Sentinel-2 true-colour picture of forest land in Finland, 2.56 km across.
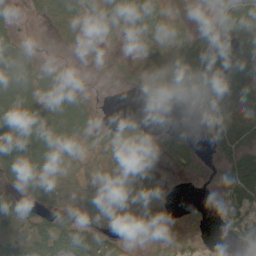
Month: June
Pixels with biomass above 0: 72%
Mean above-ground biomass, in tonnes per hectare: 35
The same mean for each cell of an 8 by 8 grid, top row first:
10 36 43 33 68 16 16 67
37 1 11 9 25 38 45 47
69 39 6 7 23 36 76 82
72 53 56 1 2 16 62 66
69 69 36 25 18 30 19 47
42 43 22 25 10 8 4 62
38 29 18 27 19 3 2 80
44 78 67 25 17 24 4 52
